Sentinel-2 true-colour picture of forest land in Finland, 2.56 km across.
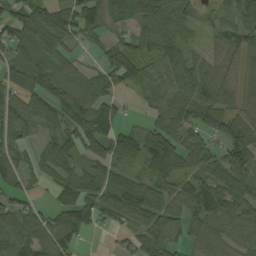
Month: September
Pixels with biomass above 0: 81%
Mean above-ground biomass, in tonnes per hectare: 73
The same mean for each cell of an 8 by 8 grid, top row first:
80 82 105 70 96 66 29 60
76 100 27 68 81 68 26 67
79 103 56 70 59 72 72 44
83 79 94 76 20 86 101 66
47 41 98 102 99 100 75 121
68 41 65 63 55 76 88 120
65 38 111 95 90 62 109 83
87 99 49 12 82 59 75 67
